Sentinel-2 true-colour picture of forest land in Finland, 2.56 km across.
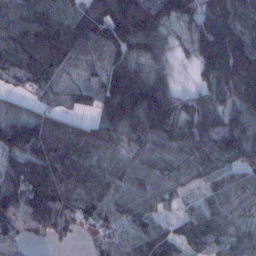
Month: January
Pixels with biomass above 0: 92%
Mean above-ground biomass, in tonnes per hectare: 107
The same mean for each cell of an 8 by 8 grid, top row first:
114 113 105 172 192 120 154 109
145 170 83 102 116 36 220 198
74 83 32 116 132 39 91 216
70 60 46 136 201 119 142 122
125 143 152 105 93 96 103 125
116 163 144 93 77 72 60 67
155 195 102 79 70 29 65 53
76 61 30 78 91 61 59 69
